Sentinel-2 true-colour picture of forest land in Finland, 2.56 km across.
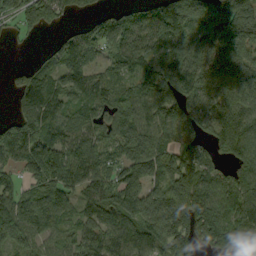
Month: September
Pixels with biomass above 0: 85%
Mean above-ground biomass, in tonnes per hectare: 104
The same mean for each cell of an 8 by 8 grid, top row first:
70 96 27 58 77 179 142 181
6 33 122 83 100 89 134 124
48 108 99 70 99 132 141 144
60 136 72 89 108 100 128 148
131 79 104 100 131 97 86 143
39 89 106 82 113 149 82 104
123 112 72 140 137 166 161 135
103 59 80 83 103 173 86 82
